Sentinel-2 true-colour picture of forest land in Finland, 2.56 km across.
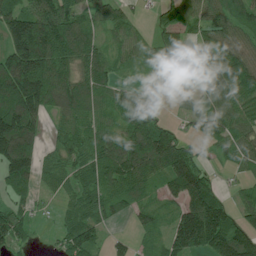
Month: July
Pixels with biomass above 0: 81%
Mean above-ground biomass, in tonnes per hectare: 93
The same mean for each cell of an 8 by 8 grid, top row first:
129 138 90 87 10 69 82 84
205 218 128 48 67 74 74 74
269 213 106 70 20 29 79 145
190 95 89 59 87 15 88 81
221 34 76 95 147 93 33 72
161 46 65 128 112 156 70 23
52 8 79 78 54 53 167 63
85 4 149 29 30 101 129 119
